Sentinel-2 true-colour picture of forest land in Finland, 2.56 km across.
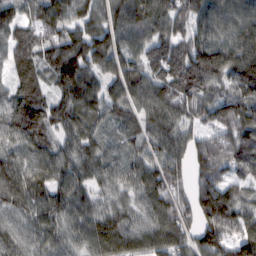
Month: February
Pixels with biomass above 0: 96%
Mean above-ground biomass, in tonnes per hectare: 94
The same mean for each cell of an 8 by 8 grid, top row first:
76 95 59 100 116 89 106 102
86 90 113 109 80 96 118 126
67 61 138 86 115 127 119 121
96 102 104 64 91 107 87 119
75 76 93 33 78 94 119 125
110 95 82 66 96 88 130 68
78 92 78 57 69 113 126 89
71 77 69 102 88 94 91 111
